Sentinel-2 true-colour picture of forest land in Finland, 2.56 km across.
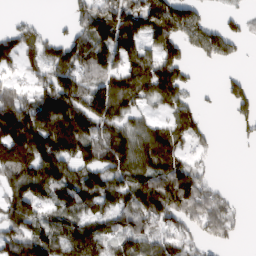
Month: March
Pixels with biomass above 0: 67%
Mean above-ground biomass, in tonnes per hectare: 80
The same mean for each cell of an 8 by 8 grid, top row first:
10 2 62 119 144 139 26 24
78 84 85 119 85 85 71 23
28 74 82 99 134 100 0 30
128 150 126 116 44 57 11 39
160 139 124 115 90 64 26 8
95 138 99 102 89 109 30 0
93 78 92 91 136 107 94 17
93 101 139 88 91 71 43 12
